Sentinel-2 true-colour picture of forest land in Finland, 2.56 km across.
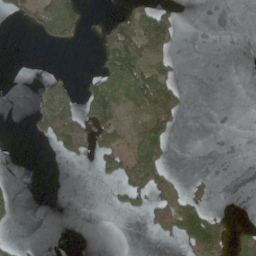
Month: April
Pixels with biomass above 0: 27%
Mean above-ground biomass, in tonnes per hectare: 26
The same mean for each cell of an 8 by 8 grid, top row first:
24 49 56 25 63 24 0 0
0 13 8 76 86 27 0 0
0 19 12 60 74 30 0 0
0 67 50 78 57 48 0 0
0 18 72 66 65 6 0 0
1 0 0 43 73 9 10 0
25 0 0 10 37 65 35 0
13 0 0 0 0 27 108 31
